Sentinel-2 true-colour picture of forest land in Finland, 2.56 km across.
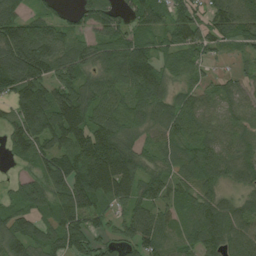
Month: August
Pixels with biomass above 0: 89%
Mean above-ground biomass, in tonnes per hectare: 84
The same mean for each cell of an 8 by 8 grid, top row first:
93 50 62 76 69 76 60 97
164 117 76 100 75 72 61 37
119 103 90 88 114 46 30 43
78 131 108 81 86 95 66 57
75 85 110 125 97 72 80 71
25 123 127 155 76 70 76 68
68 75 154 67 79 55 86 81
91 85 102 56 103 59 89 96
